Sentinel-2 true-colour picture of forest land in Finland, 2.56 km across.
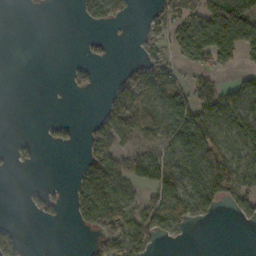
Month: October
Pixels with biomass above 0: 45%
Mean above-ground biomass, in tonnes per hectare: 57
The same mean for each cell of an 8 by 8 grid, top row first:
0 0 18 70 12 72 139 144
0 0 6 11 34 52 146 96
0 0 30 13 84 51 45 46
0 0 0 96 112 101 97 87
14 15 23 73 68 120 121 76
2 0 59 136 109 157 166 108
0 33 78 158 86 129 80 47
36 0 1 103 89 15 0 0
